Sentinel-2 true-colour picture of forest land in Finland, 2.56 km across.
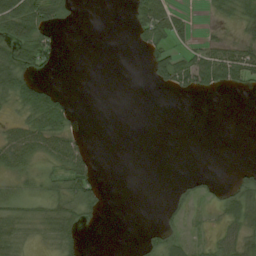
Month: August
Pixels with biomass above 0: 41%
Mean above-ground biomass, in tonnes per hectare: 22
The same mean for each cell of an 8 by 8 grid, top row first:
79 56 3 0 54 29 8 36
65 46 0 0 18 24 29 31
63 15 0 0 6 59 49 38
17 82 4 0 0 0 0 0
58 49 24 0 0 0 0 0
25 20 59 0 0 2 12 22
25 27 35 2 0 24 10 41
29 19 19 0 14 27 12 47
